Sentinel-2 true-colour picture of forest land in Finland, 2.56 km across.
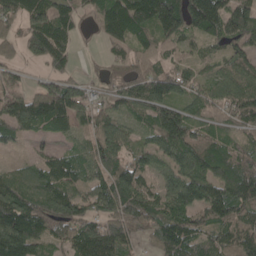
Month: May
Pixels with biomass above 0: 87%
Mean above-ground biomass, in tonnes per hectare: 93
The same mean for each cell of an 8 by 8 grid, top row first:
89 129 51 130 142 168 189 119
49 135 20 50 66 54 44 84
18 75 50 54 105 92 48 95
91 141 81 63 71 105 48 95
41 30 39 97 62 135 92 59
60 104 82 96 86 102 112 146
168 121 93 88 121 111 144 137
179 85 110 108 48 131 80 120
